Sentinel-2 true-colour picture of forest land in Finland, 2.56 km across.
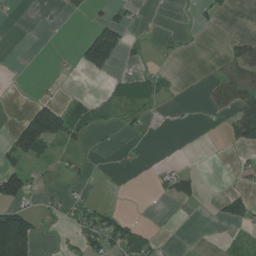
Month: July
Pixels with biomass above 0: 27%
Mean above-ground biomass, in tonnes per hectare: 27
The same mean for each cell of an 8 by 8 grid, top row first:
4 0 9 28 6 2 14 1
0 1 46 143 12 16 0 40
0 4 4 19 35 6 14 79
5 119 38 18 23 2 17 71
88 87 21 2 6 0 0 53
82 7 8 1 1 45 2 16
65 16 37 16 0 5 2 49
142 2 36 69 48 0 0 16
